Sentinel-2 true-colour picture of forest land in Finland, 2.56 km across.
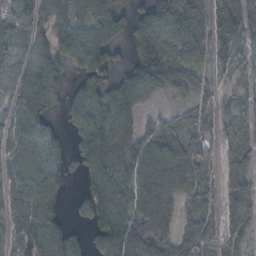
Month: November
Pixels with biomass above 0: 81%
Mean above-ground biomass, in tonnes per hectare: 78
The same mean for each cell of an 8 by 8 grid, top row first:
70 105 61 127 69 114 62 73
43 77 99 71 111 90 52 49
65 121 57 65 117 83 27 26
76 85 92 111 44 29 47 40
85 66 64 111 86 71 50 52
103 109 44 91 93 118 46 59
90 107 49 127 120 66 56 91
92 123 31 106 138 79 55 58
